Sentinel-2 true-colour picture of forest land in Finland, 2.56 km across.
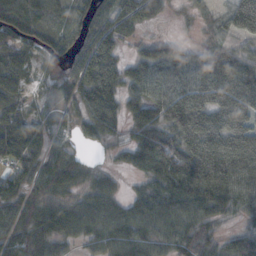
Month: October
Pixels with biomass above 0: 81%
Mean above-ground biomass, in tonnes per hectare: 63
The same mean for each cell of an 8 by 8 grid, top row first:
78 49 50 87 86 14 33 104
54 47 60 65 36 44 38 44
53 21 84 83 31 77 67 38
39 28 57 81 38 97 84 77
98 41 29 35 83 95 104 75
54 66 56 27 43 114 131 95
55 51 64 63 75 83 86 67
61 76 50 77 75 76 48 10
